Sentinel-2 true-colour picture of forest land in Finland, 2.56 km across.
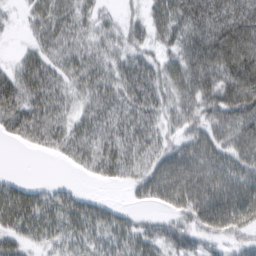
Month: March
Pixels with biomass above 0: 83%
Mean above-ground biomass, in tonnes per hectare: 56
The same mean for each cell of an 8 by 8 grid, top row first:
12 69 49 18 45 78 92 87
10 55 55 45 48 52 82 103
60 66 55 59 89 69 71 105
67 66 37 64 70 52 56 80
16 41 59 68 61 41 61 74
11 1 10 44 56 83 71 70
95 68 62 32 18 45 91 86
51 41 50 57 66 48 40 34
